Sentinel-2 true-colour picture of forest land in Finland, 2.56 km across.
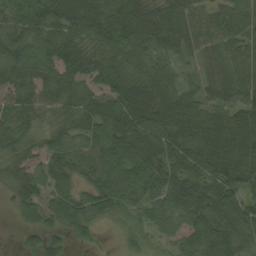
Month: August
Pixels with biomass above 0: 92%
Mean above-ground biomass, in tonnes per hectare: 62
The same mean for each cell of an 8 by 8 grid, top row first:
62 81 100 81 73 66 63 65
72 69 55 59 54 54 61 63
72 47 60 59 52 32 55 60
70 50 61 76 83 69 62 76
55 47 61 84 82 79 88 83
41 60 49 79 88 73 74 83
32 49 62 48 57 73 71 86
9 55 23 3 31 34 68 54
